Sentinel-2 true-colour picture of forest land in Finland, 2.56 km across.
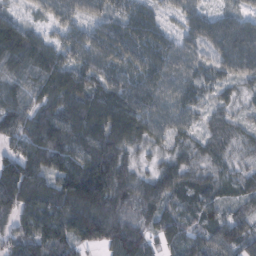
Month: February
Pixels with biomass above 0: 95%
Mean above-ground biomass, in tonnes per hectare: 76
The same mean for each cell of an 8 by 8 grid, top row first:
50 48 56 67 72 33 53 51
141 79 90 110 92 66 70 106
64 92 82 89 89 72 52 52
80 77 105 123 102 69 37 27
65 133 101 118 59 44 42 34
142 88 133 107 43 77 42 45
96 97 112 90 64 51 57 37
68 81 70 96 66 64 53 75
